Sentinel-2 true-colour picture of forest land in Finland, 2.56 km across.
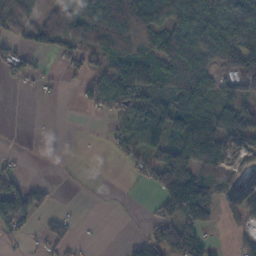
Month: November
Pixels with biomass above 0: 59%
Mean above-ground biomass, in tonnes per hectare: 59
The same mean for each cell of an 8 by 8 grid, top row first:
56 52 98 88 102 132 148 121
35 48 63 86 61 111 79 104
26 12 40 108 92 71 58 90
0 0 5 58 106 106 87 89
0 0 0 29 87 95 101 52
37 0 0 0 29 190 76 35
146 27 2 2 4 138 74 59
29 38 10 0 49 88 37 21
